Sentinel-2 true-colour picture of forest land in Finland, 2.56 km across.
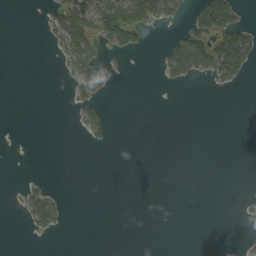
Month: September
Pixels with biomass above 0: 16%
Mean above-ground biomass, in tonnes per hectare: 14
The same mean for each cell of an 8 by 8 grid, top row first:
0 11 64 93 68 16 89 28
0 5 59 29 11 41 63 103
0 0 51 9 0 21 12 25
0 0 18 4 0 0 0 0
0 0 2 11 0 0 0 0
0 3 0 0 0 0 0 0
5 55 0 0 0 0 0 4
0 3 0 0 0 0 0 2
